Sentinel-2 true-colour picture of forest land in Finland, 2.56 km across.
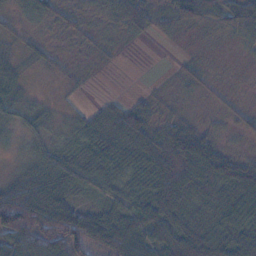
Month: November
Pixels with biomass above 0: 81%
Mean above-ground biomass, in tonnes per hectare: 41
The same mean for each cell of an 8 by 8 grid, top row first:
20 38 20 57 61 38 36 60
10 14 8 7 1 2 2 7
28 6 6 0 1 12 18 3
26 15 13 38 36 14 8 19
14 25 27 57 66 73 55 7
27 60 42 37 49 87 76 76
144 137 42 42 62 66 35 77
88 95 96 90 66 66 75 59
